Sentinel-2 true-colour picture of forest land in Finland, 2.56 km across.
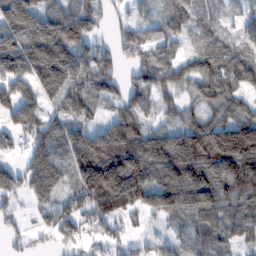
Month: February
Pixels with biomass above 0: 84%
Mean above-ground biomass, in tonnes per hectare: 119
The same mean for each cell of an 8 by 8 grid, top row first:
210 132 145 53 49 98 49 40
158 234 155 67 116 49 84 75
121 179 159 100 104 95 105 96
143 79 99 67 89 61 79 86
62 147 174 151 184 211 217 269
102 197 164 259 183 212 173 227
50 85 110 151 107 129 134 119
35 29 70 58 35 45 67 66
